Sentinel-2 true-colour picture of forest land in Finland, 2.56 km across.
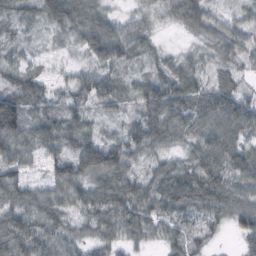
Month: October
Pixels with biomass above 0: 92%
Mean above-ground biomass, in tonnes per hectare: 49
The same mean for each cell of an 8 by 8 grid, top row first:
30 60 66 34 20 41 35 20
36 11 28 78 34 9 28 34
49 30 42 45 35 61 28 20
98 45 37 34 47 63 58 77
68 55 65 69 57 36 65 59
71 43 63 79 43 68 70 57
77 68 47 81 60 60 52 53
84 64 37 37 32 30 19 24
